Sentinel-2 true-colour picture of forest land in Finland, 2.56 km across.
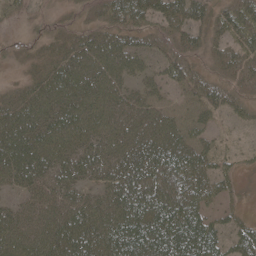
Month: May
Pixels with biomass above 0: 82%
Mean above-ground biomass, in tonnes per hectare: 45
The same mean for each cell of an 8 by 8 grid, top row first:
15 19 18 44 53 59 41 56
9 24 48 54 36 35 27 49
10 51 60 47 29 38 36 40
63 56 57 55 46 29 35 16
76 56 50 53 58 56 29 7
54 51 45 49 67 66 38 16
37 52 51 53 63 72 32 12
55 60 63 64 80 83 63 43
